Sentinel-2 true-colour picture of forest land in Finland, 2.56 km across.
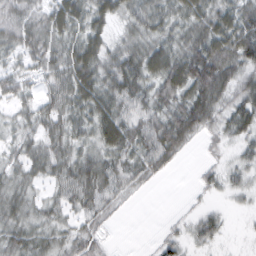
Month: February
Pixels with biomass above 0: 84%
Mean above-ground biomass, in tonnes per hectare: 44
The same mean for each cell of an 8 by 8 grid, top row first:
50 45 46 32 54 51 64 68
43 54 48 38 56 52 85 88
42 39 51 62 62 77 96 54
30 49 46 52 55 65 63 59
35 48 40 48 64 63 16 30
36 41 63 57 39 6 21 24
40 36 43 32 1 2 15 10
47 38 43 6 1 30 28 4
